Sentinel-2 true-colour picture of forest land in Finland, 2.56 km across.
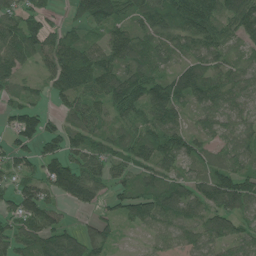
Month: June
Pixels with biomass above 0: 86%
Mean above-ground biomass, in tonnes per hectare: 71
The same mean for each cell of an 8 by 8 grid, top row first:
76 51 81 118 71 97 109 119
113 82 89 89 81 51 73 38
56 47 115 93 103 89 88 62
61 34 71 58 61 76 66 48
53 56 67 68 72 82 39 62
53 86 94 52 52 55 63 83
69 81 27 35 80 88 82 94
77 83 72 38 16 50 81 73
